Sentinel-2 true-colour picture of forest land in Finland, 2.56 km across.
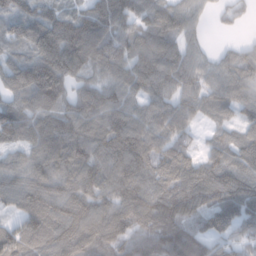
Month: February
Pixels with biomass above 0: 92%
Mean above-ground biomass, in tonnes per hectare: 85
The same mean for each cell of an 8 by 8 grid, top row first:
78 78 72 123 81 89 25 25
71 125 132 117 98 78 24 35
108 143 61 73 105 86 59 74
107 99 92 93 73 86 47 51
88 115 89 103 92 78 35 67
79 96 90 90 84 89 88 85
57 93 91 89 113 114 72 97
103 100 102 94 95 121 84 68
